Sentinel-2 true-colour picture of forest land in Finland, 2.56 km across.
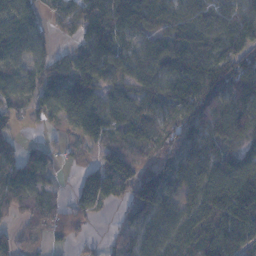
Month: November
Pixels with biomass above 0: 83%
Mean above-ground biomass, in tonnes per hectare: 83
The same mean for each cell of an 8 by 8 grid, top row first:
69 41 129 153 90 73 76 97
68 47 63 116 67 94 79 95
74 87 101 72 81 131 118 112
62 57 134 100 74 94 108 110
37 31 42 74 67 65 66 52
81 43 65 191 115 53 96 157
56 51 74 36 112 59 132 209
40 23 28 19 70 92 123 113
